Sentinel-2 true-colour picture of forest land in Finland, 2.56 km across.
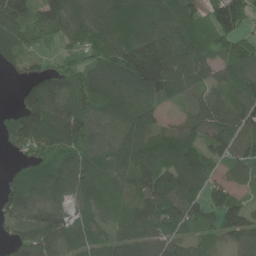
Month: June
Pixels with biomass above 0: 88%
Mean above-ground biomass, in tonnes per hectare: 99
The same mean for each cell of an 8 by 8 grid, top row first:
147 134 93 110 105 121 71 130
80 37 77 118 151 125 76 103
19 123 108 130 214 100 60 108
98 145 138 127 121 24 116 112
81 103 111 92 95 113 84 97
51 85 93 86 111 143 94 49
87 92 60 84 119 158 83 75
56 107 79 83 98 103 53 83
